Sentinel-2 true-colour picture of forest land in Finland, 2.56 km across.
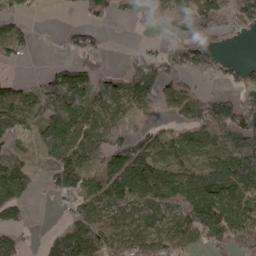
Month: April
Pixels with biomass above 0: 65%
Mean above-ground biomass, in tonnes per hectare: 58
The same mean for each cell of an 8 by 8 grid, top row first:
38 1 24 46 40 45 100 78
38 2 59 4 15 39 52 1
21 33 96 26 110 63 28 35
73 54 85 39 29 44 106 103
44 60 61 48 57 55 61 66
90 28 61 92 125 80 106 130
55 2 54 41 32 55 140 106
34 22 90 72 70 90 73 62
